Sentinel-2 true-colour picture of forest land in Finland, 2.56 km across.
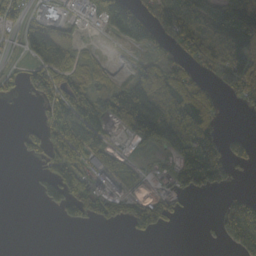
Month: October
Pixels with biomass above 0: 56%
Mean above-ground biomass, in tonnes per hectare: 61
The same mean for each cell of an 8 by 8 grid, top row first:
65 76 22 104 85 100 122 170
29 106 25 7 61 53 62 131
34 86 74 38 100 75 30 100
0 52 113 117 172 114 69 9
10 68 89 38 56 103 119 36
0 67 78 85 22 71 129 16
0 28 64 55 84 34 0 121
0 0 0 0 12 0 3 94
